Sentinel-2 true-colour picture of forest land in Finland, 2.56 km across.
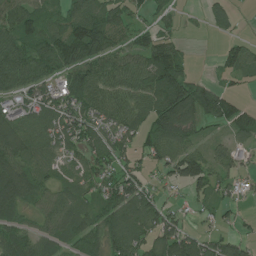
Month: July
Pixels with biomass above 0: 78%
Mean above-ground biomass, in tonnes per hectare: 73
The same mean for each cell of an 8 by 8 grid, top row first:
95 50 94 84 29 24 40 17
93 93 143 84 69 46 0 61
99 66 104 100 99 124 23 32
65 92 94 79 77 144 81 61
119 83 78 74 64 106 50 38
125 57 57 80 53 73 87 38
84 64 66 100 109 31 36 19
96 67 91 88 75 113 59 45
